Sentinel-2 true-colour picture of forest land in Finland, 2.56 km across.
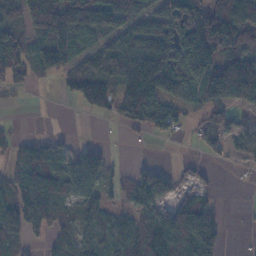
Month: November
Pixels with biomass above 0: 69%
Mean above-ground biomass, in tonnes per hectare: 79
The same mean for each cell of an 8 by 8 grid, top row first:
74 134 124 99 70 102 138 144
116 111 63 91 110 124 210 136
54 24 124 105 188 113 135 215
3 0 21 63 143 68 80 40
38 68 20 5 8 9 50 69
69 89 81 36 76 32 14 8
123 74 82 48 65 57 66 4
77 35 88 61 152 113 115 2
